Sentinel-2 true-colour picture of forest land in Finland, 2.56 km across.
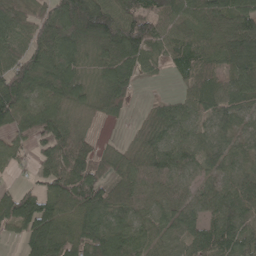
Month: May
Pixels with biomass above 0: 87%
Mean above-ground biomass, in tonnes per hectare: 77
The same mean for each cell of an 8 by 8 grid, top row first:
69 95 150 106 102 80 79 95
70 108 66 94 70 60 69 106
138 97 65 72 23 25 80 79
126 105 46 45 12 63 67 63
58 76 65 12 55 79 62 44
19 72 109 64 82 76 48 63
124 97 101 90 57 63 68 101
33 138 93 109 71 50 97 102
